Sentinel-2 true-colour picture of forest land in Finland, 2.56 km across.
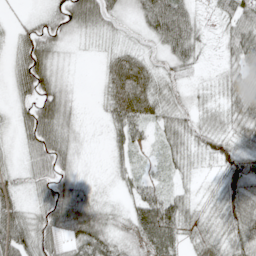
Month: May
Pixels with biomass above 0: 85%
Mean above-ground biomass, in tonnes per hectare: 38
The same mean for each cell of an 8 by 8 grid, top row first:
5 24 59 28 49 110 9 61
32 45 6 15 16 68 9 57
44 54 2 42 50 20 6 37
21 69 13 40 44 30 15 47
17 73 12 21 24 34 22 37
28 58 20 11 23 17 5 60
52 62 65 17 74 58 16 67
69 49 63 41 47 49 30 53
